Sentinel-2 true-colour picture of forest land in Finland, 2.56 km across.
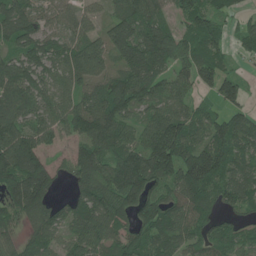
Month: June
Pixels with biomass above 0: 86%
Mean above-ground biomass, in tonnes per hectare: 98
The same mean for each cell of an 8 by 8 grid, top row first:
122 53 61 76 122 68 91 32
84 88 112 118 173 116 104 32
110 72 103 93 136 75 72 55
93 76 116 149 67 89 58 57
135 54 73 124 106 164 109 105
167 122 102 137 180 121 169 102
107 101 94 138 122 89 84 64
55 77 89 95 103 96 75 72
